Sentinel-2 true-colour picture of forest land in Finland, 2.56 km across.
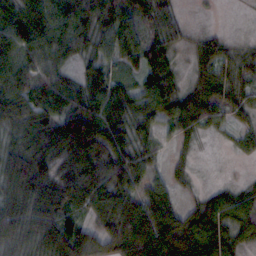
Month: October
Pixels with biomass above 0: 88%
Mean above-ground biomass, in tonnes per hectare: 60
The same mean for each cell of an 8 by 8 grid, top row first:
80 93 79 70 52 36 3 1
91 71 45 54 94 39 43 20
80 65 44 57 60 37 49 38
81 73 93 70 57 62 55 32
53 75 135 87 38 20 3 24
108 70 81 93 54 23 2 6
89 78 49 73 80 49 59 58
60 77 103 65 96 95 76 37
